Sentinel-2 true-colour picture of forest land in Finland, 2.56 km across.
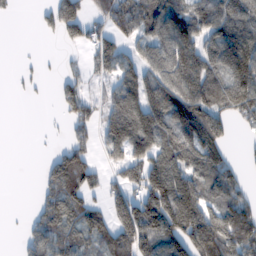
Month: February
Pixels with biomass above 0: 64%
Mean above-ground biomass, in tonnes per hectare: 95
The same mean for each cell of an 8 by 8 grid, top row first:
9 50 107 139 116 133 112 119
1 0 39 99 77 153 102 149
7 8 60 65 108 143 127 152
0 3 95 120 162 166 172 110
0 7 84 106 116 154 165 7
0 79 151 40 141 141 134 46
0 82 101 93 163 182 112 121
11 123 96 114 140 146 178 171
